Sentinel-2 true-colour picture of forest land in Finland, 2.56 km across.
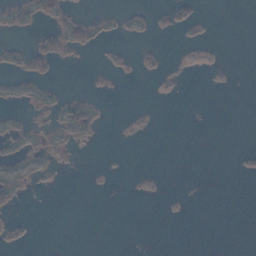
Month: November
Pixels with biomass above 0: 12%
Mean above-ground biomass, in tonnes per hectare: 2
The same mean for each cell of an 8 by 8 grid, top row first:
5 10 4 3 5 11 1 0
6 11 8 5 5 1 3 0
6 5 0 2 1 3 1 0
2 6 14 0 3 0 0 0
4 5 3 0 0 0 0 0
7 3 0 0 1 0 0 1
5 0 0 0 0 1 0 0
5 0 0 0 0 0 0 0
